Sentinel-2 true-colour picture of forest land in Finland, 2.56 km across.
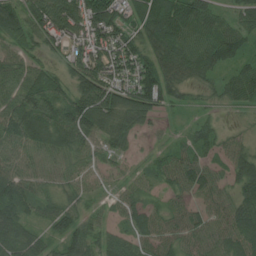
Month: July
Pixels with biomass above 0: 90%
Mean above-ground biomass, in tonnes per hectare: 67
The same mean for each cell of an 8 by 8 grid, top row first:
78 132 123 88 78 102 63 55
48 51 76 97 67 92 85 49
73 81 101 84 112 64 36 64
106 102 141 113 88 24 20 25
82 87 82 64 17 32 44 37
82 54 57 30 38 64 52 76
70 49 44 34 48 38 44 78
90 42 68 54 49 51 59 76
